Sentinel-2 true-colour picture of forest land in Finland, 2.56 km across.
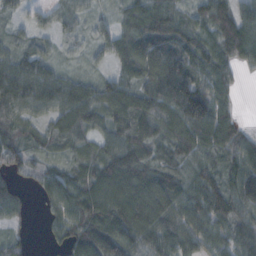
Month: October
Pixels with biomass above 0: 89%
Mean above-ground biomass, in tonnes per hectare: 87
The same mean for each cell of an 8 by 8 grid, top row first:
37 44 60 40 103 74 104 101
58 46 35 73 126 104 77 110
136 108 52 62 94 163 95 28
93 71 101 95 112 125 121 22
86 73 72 95 133 86 101 77
58 59 82 129 111 86 90 94
55 37 111 108 151 100 139 100
48 23 93 96 102 102 93 95
